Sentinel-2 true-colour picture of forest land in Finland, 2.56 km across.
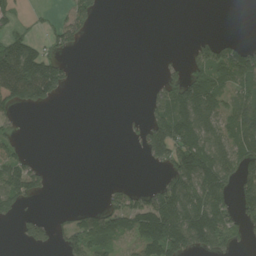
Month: August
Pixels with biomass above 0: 42%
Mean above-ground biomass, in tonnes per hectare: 60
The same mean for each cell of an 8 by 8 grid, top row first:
22 10 77 0 0 0 0 0
151 57 23 0 0 1 67 62
205 176 1 0 2 57 94 77
43 10 0 0 26 142 104 87
40 0 0 0 63 150 111 112
113 22 0 1 0 120 155 116
48 2 32 78 120 158 165 88
13 40 88 59 128 144 121 52
